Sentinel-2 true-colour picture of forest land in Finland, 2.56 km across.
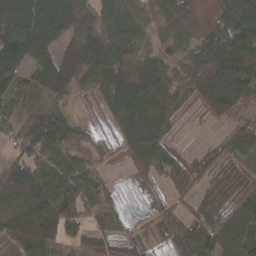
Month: March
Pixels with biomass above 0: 81%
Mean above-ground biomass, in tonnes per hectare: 71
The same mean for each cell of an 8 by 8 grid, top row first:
117 108 123 90 75 65 8 121
102 77 143 94 59 57 100 105
60 101 90 100 133 65 102 108
41 47 12 75 114 66 30 34
43 109 61 25 104 19 16 67
143 67 74 13 42 59 40 41
73 143 70 45 9 20 47 60
69 111 65 44 31 48 76 81
